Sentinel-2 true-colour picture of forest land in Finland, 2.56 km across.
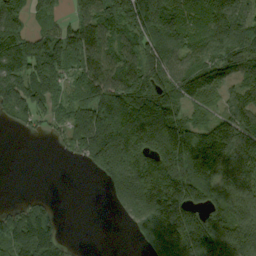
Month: September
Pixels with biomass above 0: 78%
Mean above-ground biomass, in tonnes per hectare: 133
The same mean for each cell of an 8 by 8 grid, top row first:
99 59 83 122 209 138 139 114
185 129 147 93 109 135 124 130
160 145 95 123 124 124 109 82
108 96 103 180 180 88 52 97
0 18 127 253 213 201 222 191
0 0 3 215 244 218 208 210
51 46 0 45 279 278 168 156
151 156 2 0 136 286 303 250
